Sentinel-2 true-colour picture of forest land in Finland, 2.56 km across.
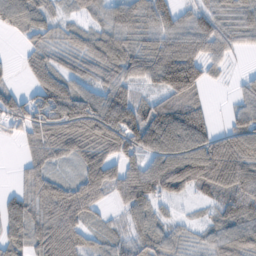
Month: February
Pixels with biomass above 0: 82%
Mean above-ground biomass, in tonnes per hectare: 71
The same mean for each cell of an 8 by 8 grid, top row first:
75 45 28 60 64 59 64 67
9 46 57 77 65 104 78 29
9 78 58 76 60 157 44 18
66 106 120 109 68 109 45 55
17 85 91 108 98 126 111 127
15 56 60 81 106 141 140 132
60 77 96 23 72 10 22 78
55 97 74 33 64 32 37 89
